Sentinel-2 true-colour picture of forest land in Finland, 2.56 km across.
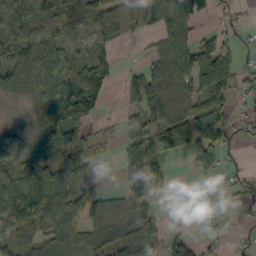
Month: October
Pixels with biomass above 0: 70%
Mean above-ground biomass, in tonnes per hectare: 64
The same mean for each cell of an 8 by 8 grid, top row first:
68 46 63 115 92 117 33 15
57 56 20 36 11 98 80 35
45 86 110 47 107 76 89 53
3 118 175 5 110 51 98 24
46 76 97 22 98 109 119 18
70 83 91 2 131 5 26 25
183 125 74 26 65 2 6 17
89 58 63 66 73 48 42 8
